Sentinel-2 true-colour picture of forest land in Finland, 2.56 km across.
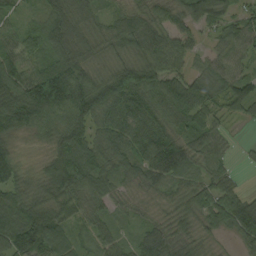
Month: September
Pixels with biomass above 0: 94%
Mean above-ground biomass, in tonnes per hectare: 74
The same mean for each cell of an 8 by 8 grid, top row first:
28 63 70 42 64 61 85 60
59 65 75 49 89 70 28 63
104 153 97 94 110 76 80 80
136 115 102 102 96 89 71 52
34 47 98 84 116 81 70 9
72 81 103 67 82 78 63 15
94 86 68 45 29 52 79 96
143 100 27 59 62 76 28 55
